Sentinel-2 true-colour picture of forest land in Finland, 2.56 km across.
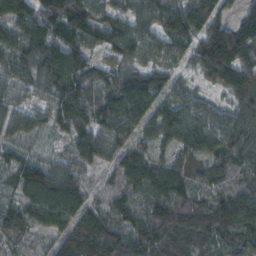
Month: November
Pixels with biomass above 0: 95%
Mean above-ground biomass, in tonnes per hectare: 98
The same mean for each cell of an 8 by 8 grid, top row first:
113 124 131 102 102 124 121 71
99 117 106 108 107 86 162 180
72 104 107 87 102 59 66 145
94 77 88 116 92 100 79 114
64 21 51 80 65 80 103 140
88 140 97 61 104 100 77 97
84 120 99 88 78 89 78 140
65 56 143 108 91 115 100 104
